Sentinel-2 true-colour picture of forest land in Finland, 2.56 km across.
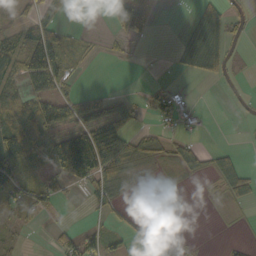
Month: October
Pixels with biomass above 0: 44%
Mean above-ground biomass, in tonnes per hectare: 25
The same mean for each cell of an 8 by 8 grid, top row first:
14 27 0 28 34 0 64 18
40 34 14 7 1 18 100 9
25 50 8 0 2 4 22 5
43 65 56 54 16 53 6 2
63 40 114 102 33 23 2 0
47 31 54 57 7 6 6 1
27 22 2 26 1 0 3 6
14 5 59 30 7 3 0 5
